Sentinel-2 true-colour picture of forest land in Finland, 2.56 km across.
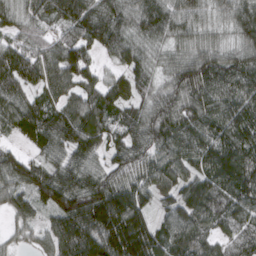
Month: March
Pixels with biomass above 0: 95%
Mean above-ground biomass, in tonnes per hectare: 104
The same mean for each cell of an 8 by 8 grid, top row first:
73 95 132 115 105 99 61 92
97 87 115 86 71 66 80 88
123 92 98 52 68 102 134 117
109 98 107 87 86 118 115 103
44 99 125 74 110 126 124 128
112 107 106 101 103 108 114 124
85 85 174 208 98 109 125 99
36 84 160 191 174 113 74 73
